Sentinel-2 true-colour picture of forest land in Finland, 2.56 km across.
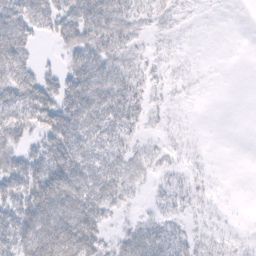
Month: February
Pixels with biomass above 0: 69%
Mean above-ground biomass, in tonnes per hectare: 32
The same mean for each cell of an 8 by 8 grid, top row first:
62 52 61 51 19 11 2 0
61 4 51 44 12 5 0 0
56 32 59 53 20 8 2 0
51 56 66 53 24 4 0 0
32 47 57 44 12 6 1 0
54 75 71 53 18 10 5 0
43 81 88 31 7 16 5 1
53 81 83 23 61 29 14 4
